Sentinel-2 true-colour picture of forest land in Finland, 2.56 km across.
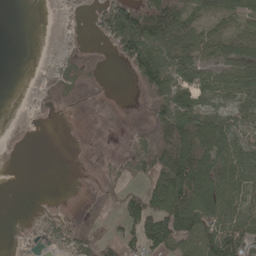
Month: May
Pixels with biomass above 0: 59%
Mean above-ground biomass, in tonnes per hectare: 44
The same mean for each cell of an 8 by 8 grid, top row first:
0 0 5 86 83 84 34 37
0 1 17 25 92 90 48 67
0 16 52 2 56 86 66 80
1 6 13 1 14 111 49 32
0 0 5 6 75 124 79 48
0 0 5 38 43 118 106 75
0 5 13 20 86 117 106 56
4 22 70 25 65 88 94 85
